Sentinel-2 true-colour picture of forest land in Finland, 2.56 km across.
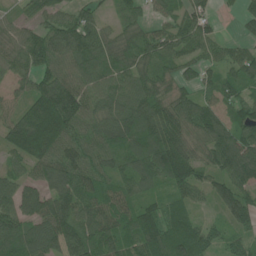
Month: June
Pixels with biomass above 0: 90%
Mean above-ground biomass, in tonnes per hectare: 96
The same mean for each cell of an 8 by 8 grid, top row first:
37 78 67 32 43 62 72 42
79 113 117 89 92 82 52 45
59 106 100 92 108 71 50 87
61 198 117 98 129 124 105 67
117 181 100 106 114 147 116 129
53 105 115 82 117 149 84 136
103 109 106 105 95 79 33 115
114 99 114 102 167 144 85 56
